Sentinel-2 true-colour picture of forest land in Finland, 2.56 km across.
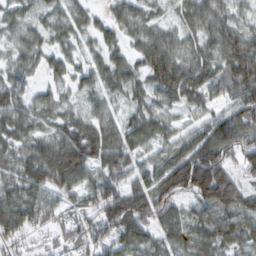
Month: February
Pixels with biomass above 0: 91%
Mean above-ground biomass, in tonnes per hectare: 67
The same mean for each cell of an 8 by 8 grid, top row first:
38 35 42 40 45 38 86 46
45 47 35 45 69 66 71 111
45 31 41 60 63 117 78 119
67 51 42 40 62 37 43 81
60 64 119 90 62 58 104 83
67 102 86 66 65 129 155 58
98 66 53 106 95 63 76 83
55 33 57 74 69 57 68 58
